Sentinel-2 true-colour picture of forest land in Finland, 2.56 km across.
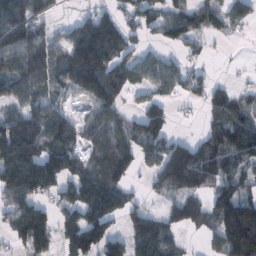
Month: February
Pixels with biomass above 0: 72%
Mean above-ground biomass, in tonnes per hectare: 86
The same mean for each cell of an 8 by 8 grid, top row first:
119 65 32 57 70 79 79 51
105 79 186 133 27 37 15 3
97 91 146 141 51 63 40 8
73 83 24 76 73 19 55 82
159 98 57 98 92 74 89 136
136 80 98 94 28 192 134 87
83 54 138 126 51 67 94 211
55 80 131 84 128 41 32 202
